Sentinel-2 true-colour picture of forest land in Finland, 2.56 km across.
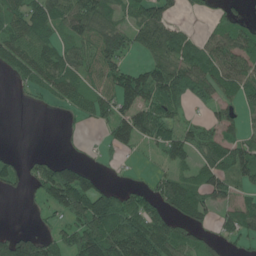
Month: June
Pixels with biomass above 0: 64%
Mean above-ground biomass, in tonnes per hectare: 57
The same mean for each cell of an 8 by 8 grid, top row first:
69 81 98 62 76 28 15 28
76 58 55 79 56 99 66 78
25 75 62 62 90 99 86 85
0 5 31 57 71 46 20 37
0 0 4 39 31 78 54 63
34 69 80 5 5 48 75 70
0 37 104 103 59 75 62 56
105 52 98 121 119 83 34 34
